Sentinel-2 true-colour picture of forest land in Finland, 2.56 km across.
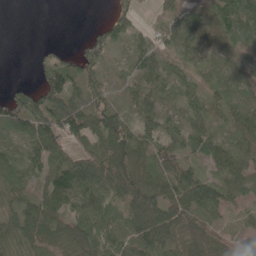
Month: May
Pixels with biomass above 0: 79%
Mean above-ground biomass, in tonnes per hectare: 52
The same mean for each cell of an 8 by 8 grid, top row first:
0 0 0 28 7 42 30 94
0 15 22 47 35 42 36 38
5 69 65 25 50 40 26 40
86 101 93 66 47 38 41 51
37 80 44 90 63 46 63 47
43 70 111 105 71 77 44 60
48 68 54 55 112 104 66 21
67 53 56 67 94 83 60 26
